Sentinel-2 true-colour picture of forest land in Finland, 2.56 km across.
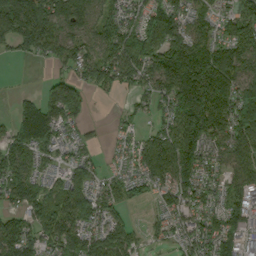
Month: September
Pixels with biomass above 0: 82%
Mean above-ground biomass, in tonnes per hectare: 113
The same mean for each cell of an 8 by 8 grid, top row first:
221 183 145 82 92 122 72 124
99 99 89 132 167 190 147 154
1 49 82 104 99 220 267 143
62 145 105 11 41 161 254 206
112 88 64 24 115 214 135 160
126 67 107 42 96 159 71 100
69 118 163 95 16 82 79 107
161 87 109 148 39 46 103 89
